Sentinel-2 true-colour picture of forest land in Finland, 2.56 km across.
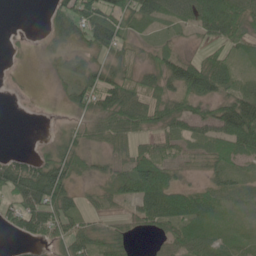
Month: May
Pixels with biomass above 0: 70%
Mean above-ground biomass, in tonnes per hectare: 40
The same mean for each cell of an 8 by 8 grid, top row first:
0 21 91 56 55 53 90 69
4 16 32 60 14 23 18 28
2 5 47 55 39 65 76 24
0 0 25 73 75 59 41 88
0 14 41 41 25 27 30 70
79 86 22 38 88 32 20 24
57 85 32 14 47 71 35 14
13 37 55 39 4 36 31 15
